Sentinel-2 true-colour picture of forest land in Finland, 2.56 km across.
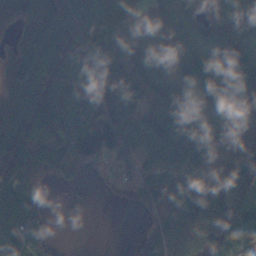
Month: November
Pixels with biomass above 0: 82%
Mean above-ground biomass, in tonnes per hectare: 77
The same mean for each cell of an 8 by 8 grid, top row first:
64 79 103 103 73 114 68 111
54 92 92 95 92 86 149 139
53 77 98 107 97 67 107 163
52 83 95 108 91 94 73 83
58 64 86 129 95 96 82 85
57 17 17 33 43 129 76 96
120 8 6 7 24 71 108 117
73 58 0 0 35 37 53 101
